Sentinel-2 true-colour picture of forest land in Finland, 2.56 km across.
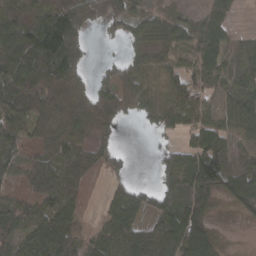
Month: March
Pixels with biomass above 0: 77%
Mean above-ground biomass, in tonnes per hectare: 63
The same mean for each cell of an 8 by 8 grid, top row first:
104 102 87 63 34 24 45 7
139 161 65 5 39 36 62 22
128 124 62 58 68 62 48 46
101 95 83 88 38 98 52 85
55 63 55 26 1 36 80 31
38 88 58 30 0 72 109 85
52 71 39 65 57 79 48 33
59 100 49 79 85 90 80 1
